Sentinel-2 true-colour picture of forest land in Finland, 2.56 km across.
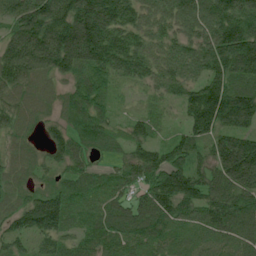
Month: July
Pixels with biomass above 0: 95%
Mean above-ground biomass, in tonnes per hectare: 92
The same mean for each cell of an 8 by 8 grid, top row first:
105 149 187 151 76 120 136 154
131 163 180 127 77 85 111 179
87 59 62 55 60 86 104 95
76 39 83 38 28 25 197 168
45 52 64 53 68 72 80 127
50 33 65 50 75 151 82 147
74 146 54 73 94 115 100 108
63 62 59 73 83 61 67 77
